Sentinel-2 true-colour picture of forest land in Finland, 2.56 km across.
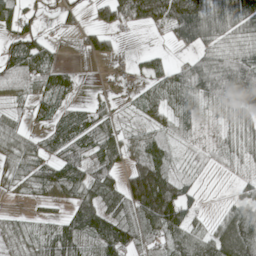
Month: May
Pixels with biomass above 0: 76%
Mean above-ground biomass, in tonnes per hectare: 63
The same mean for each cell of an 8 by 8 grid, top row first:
68 11 27 82 116 154 108 105
74 45 22 59 8 31 57 49
82 71 16 15 29 60 96 120
23 46 38 29 30 49 25 55
45 50 73 76 67 23 13 36
41 73 78 72 187 66 8 15
9 23 85 77 160 150 8 47
53 83 102 123 80 81 73 148
